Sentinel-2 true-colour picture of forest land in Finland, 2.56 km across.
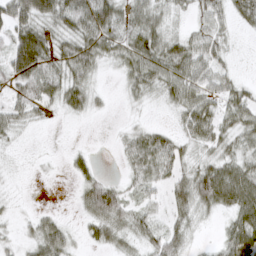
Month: March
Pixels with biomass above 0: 74%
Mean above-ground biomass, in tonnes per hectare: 32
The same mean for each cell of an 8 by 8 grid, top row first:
59 55 61 59 48 18 35 31
71 52 50 35 55 42 41 4
53 52 39 3 44 53 38 17
31 14 28 5 6 25 44 43
9 0 2 4 46 33 32 31
3 2 21 7 36 34 61 63
5 5 15 60 26 30 30 64
14 53 13 31 28 33 4 67
